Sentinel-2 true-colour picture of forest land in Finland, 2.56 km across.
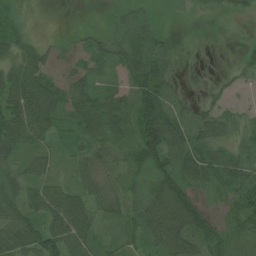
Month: July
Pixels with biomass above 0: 80%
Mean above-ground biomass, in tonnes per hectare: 41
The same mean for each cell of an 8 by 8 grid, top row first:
24 1 8 24 28 5 12 18
35 23 21 46 60 13 5 13
53 36 31 26 82 23 21 15
64 62 50 68 77 46 41 22
48 28 34 45 75 58 67 39
41 36 34 30 38 66 62 62
43 56 48 35 58 79 34 57
48 63 53 21 40 58 59 27
